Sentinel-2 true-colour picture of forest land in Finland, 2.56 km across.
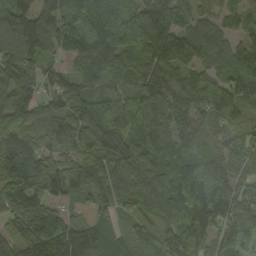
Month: September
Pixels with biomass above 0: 93%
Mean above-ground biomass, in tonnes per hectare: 114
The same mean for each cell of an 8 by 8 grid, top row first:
154 104 148 145 148 132 68 70
117 101 109 160 124 181 136 76
118 63 91 86 102 98 97 130
137 106 111 102 123 95 108 79
197 139 112 114 115 96 55 99
193 135 90 105 104 149 211 131
131 97 34 81 60 118 213 115
70 136 137 66 56 118 130 99
